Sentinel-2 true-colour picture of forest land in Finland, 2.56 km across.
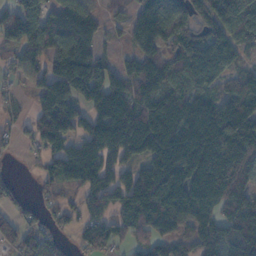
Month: November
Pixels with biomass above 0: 81%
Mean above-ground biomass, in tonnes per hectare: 100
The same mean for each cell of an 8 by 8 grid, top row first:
101 89 104 25 115 120 105 127
74 100 104 22 87 110 160 91
35 115 156 101 25 103 127 98
29 121 79 169 101 132 125 188
32 83 89 134 136 170 167 179
15 50 110 69 113 170 221 125
46 44 47 65 126 132 124 126
68 57 37 62 54 85 98 125
